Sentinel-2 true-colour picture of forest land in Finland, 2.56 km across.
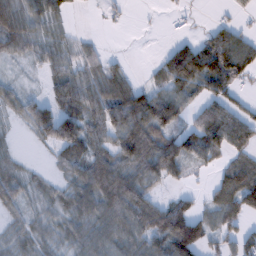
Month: February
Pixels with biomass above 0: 71%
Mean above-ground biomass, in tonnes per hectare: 59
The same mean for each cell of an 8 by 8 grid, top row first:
79 73 4 11 1 6 3 15
59 56 35 4 0 45 84 88
15 37 66 63 17 105 95 52
36 82 81 108 119 81 80 54
7 47 92 76 134 99 115 62
40 13 53 107 91 53 14 102
38 23 53 89 93 80 43 94
25 25 50 64 71 152 62 57
